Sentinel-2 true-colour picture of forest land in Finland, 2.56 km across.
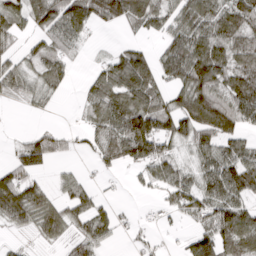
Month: March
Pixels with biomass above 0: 70%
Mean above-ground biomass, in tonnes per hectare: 66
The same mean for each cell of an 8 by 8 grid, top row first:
70 111 121 111 83 64 99 97
30 54 20 13 31 81 101 88
69 60 9 97 113 69 120 90
3 15 14 106 130 104 149 102
22 73 22 107 143 61 77 60
64 16 10 11 23 62 64 110
121 78 58 28 7 52 88 77
8 37 64 27 19 5 109 119
